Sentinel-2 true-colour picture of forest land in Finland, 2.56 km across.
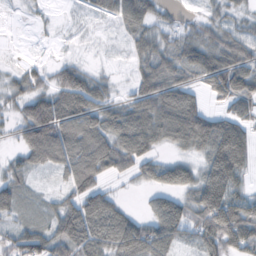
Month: October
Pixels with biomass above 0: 71%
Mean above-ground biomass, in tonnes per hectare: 54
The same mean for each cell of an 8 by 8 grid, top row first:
1 4 6 35 60 14 19 19
2 3 2 2 45 54 68 63
25 34 67 16 64 58 64 83
26 96 90 50 82 102 50 50
24 130 90 80 86 53 88 94
31 10 90 35 35 58 72 50
35 20 78 64 15 63 117 93
57 66 81 82 104 52 66 100
